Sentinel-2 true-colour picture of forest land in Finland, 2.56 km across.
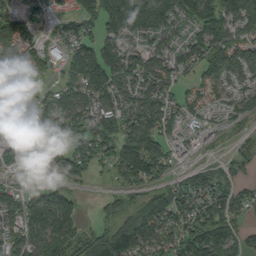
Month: September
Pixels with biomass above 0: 76%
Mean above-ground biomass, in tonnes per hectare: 86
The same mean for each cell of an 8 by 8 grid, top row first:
108 45 110 126 122 78 136 105
89 45 120 92 77 67 107 82
21 30 126 136 110 67 49 68
27 126 134 120 125 63 39 56
55 99 109 108 138 30 10 28
29 23 46 32 120 47 71 37
88 143 54 41 137 120 115 58
90 121 106 181 150 105 154 73
